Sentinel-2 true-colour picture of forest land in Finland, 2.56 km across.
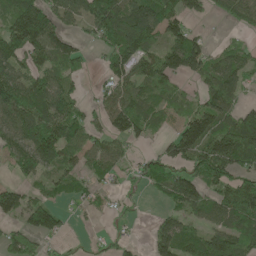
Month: May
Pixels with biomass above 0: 70%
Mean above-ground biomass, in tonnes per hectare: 76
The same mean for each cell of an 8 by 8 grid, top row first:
99 86 85 130 140 80 31 53
119 127 49 75 99 126 61 45
96 77 53 74 75 62 67 65
105 109 57 98 72 38 103 59
87 140 67 59 26 113 131 138
29 47 47 40 61 81 93 87
104 107 20 21 9 51 86 134
85 42 7 24 14 103 80 85
